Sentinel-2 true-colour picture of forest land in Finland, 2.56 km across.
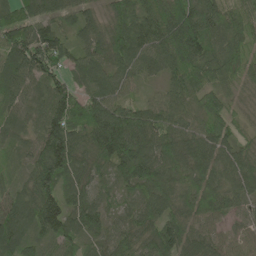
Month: May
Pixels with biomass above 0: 97%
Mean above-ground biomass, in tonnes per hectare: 90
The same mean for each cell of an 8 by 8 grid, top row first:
98 84 64 68 97 168 115 71
126 143 53 109 85 159 89 62
77 99 56 76 41 74 72 59
59 114 150 102 78 60 91 29
50 152 114 161 127 109 99 60
40 131 88 73 134 106 103 108
95 120 90 45 78 88 113 58
90 66 62 59 76 103 70 43
